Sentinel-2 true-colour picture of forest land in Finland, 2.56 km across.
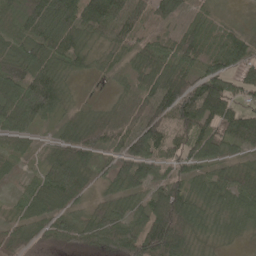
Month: May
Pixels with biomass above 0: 86%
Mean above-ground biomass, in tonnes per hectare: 66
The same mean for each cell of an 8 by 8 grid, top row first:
60 101 69 79 48 49 27 6
56 78 59 36 52 61 55 80
87 91 20 17 61 113 94 55
88 79 30 38 84 131 111 66
38 24 94 50 119 70 93 56
19 76 83 49 65 51 49 71
29 80 34 56 74 162 51 59
51 54 65 96 147 151 26 19
